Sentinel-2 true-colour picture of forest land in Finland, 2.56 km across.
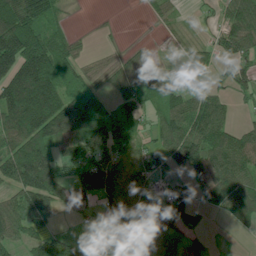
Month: July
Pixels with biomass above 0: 74%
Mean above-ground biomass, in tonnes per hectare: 82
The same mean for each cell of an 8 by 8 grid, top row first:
163 89 4 2 10 15 9 131
217 154 29 11 17 10 51 106
167 186 56 67 76 90 37 66
157 192 114 63 46 95 114 14
108 127 95 108 31 140 146 108
119 143 75 74 74 54 116 106
71 82 46 86 92 120 41 98
54 101 36 36 84 91 29 5
